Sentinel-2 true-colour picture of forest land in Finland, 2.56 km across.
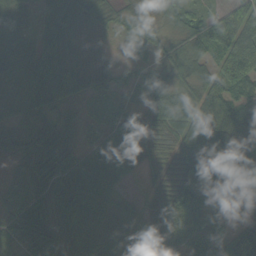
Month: September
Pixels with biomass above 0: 92%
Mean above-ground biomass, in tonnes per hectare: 73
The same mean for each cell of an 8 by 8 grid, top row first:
42 59 76 43 66 44 46 101
90 93 42 14 32 43 58 132
84 116 74 33 44 60 68 138
57 61 17 43 57 82 109 95
52 79 31 91 68 71 150 118
34 78 94 74 28 69 140 137
48 72 95 52 36 114 83 91
59 63 69 65 87 104 88 98
